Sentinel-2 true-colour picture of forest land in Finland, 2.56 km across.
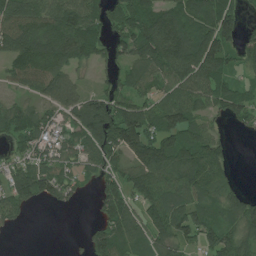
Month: July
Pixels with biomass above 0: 77%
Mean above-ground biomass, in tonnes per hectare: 83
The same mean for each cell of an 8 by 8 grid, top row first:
105 105 109 73 123 114 120 66
92 115 105 60 120 168 148 72
48 105 39 37 76 109 131 50
64 48 101 114 112 134 68 79
58 64 75 112 155 131 95 0
90 104 40 71 115 113 106 8
70 15 9 102 85 92 76 100
2 0 9 107 72 85 68 95
